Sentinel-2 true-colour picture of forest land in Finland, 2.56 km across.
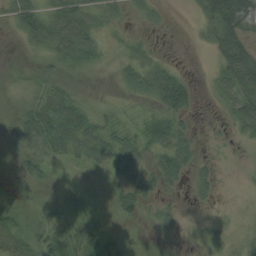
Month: August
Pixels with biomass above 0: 65%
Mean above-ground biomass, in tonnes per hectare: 33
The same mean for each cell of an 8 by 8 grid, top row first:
52 48 60 23 18 1 49 104
3 44 62 8 21 0 19 88
2 30 6 5 46 56 8 83
16 51 54 22 21 57 1 51
25 67 67 63 51 63 5 7
15 24 9 31 39 40 25 1
31 19 43 26 25 14 7 2
72 68 70 36 7 7 19 7
